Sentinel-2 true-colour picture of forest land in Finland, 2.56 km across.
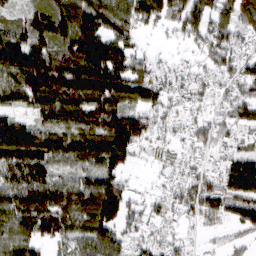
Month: March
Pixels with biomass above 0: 84%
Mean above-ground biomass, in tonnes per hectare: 90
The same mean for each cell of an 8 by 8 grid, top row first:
36 111 139 120 80 73 88 86
149 106 127 120 25 15 84 76
130 159 140 133 92 60 58 85
70 97 120 147 90 51 47 78
150 106 99 167 68 47 65 51
123 101 74 103 8 54 74 157
117 137 99 145 55 68 86 79
109 80 80 107 58 35 16 32
